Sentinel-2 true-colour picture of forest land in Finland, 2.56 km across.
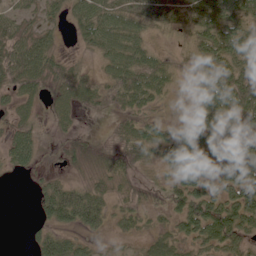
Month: June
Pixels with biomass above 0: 76%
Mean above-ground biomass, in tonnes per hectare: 48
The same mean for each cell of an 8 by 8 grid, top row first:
34 26 42 55 46 42 67 60
57 46 13 61 41 10 60 65
55 59 49 55 64 20 65 72
43 28 29 35 30 2 55 87
66 9 23 47 78 112 98 92
11 17 8 50 16 50 75 109
0 60 75 27 30 47 90 105
0 62 38 11 23 45 66 48
